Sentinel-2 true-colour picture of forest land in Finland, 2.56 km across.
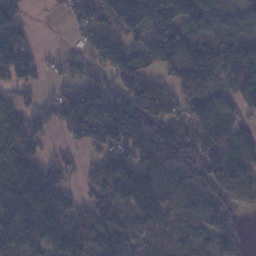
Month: January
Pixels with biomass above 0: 80%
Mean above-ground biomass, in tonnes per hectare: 100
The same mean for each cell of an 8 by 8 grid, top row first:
75 8 63 98 159 128 117 75
145 4 27 123 105 153 94 105
73 24 67 58 88 96 111 176
71 66 163 146 102 53 107 74
159 40 68 121 148 157 104 114
148 103 32 132 134 132 101 83
156 170 76 117 166 106 108 37
129 100 112 106 71 78 83 50
